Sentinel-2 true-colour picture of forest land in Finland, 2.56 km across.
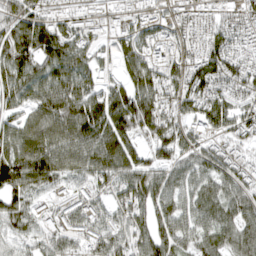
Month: April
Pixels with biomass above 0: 87%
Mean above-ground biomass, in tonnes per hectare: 103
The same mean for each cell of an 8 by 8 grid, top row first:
98 82 57 50 67 57 70 113
157 148 108 86 96 87 119 89
118 107 103 62 121 96 135 114
73 127 157 172 178 93 145 101
113 128 129 149 76 131 67 77
159 128 76 108 120 77 95 94
111 40 87 79 135 91 99 113
64 78 66 100 118 104 81 103
